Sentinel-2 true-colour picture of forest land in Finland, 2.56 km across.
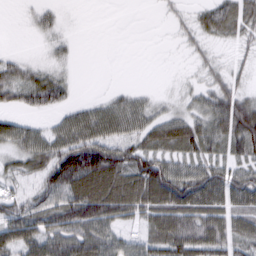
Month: March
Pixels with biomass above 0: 71%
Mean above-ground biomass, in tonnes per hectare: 48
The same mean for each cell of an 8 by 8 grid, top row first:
1 17 0 0 0 13 45 62
2 12 3 0 0 6 18 18
51 51 4 0 0 5 24 21
29 33 33 49 43 24 51 91
51 59 87 64 57 70 56 68
33 75 127 100 103 78 69 61
57 79 102 89 77 94 77 65
82 85 81 55 47 91 90 60
